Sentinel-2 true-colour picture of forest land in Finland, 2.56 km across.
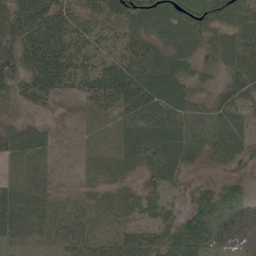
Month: June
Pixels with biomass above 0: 88%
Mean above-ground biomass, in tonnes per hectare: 45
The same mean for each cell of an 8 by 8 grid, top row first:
68 87 37 60 79 81 80 48
69 90 48 40 39 44 34 55
59 77 50 71 63 62 18 61
16 17 16 35 72 63 49 44
43 23 6 13 45 59 53 49
17 10 11 32 29 28 12 23
34 23 29 35 48 18 75 65
20 25 50 46 65 60 61 54
